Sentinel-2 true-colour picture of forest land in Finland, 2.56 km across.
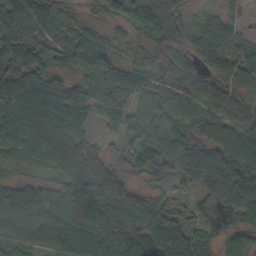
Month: October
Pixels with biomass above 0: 95%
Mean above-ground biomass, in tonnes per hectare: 67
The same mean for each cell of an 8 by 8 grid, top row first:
76 55 23 51 72 59 31 27
71 50 53 39 52 74 82 43
91 64 39 75 68 54 61 82
83 90 64 60 58 82 64 53
57 78 67 19 60 83 92 95
33 38 112 74 39 41 94 82
97 85 116 103 66 42 43 71
52 68 97 110 93 97 49 64
